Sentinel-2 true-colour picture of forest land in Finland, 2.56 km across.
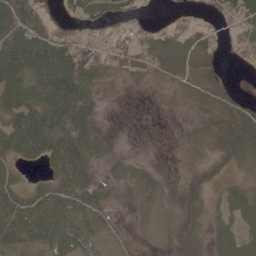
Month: May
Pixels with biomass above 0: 73%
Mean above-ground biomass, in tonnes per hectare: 33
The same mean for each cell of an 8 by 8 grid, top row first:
54 22 37 35 13 16 23 58
68 65 61 36 30 32 33 31
72 62 57 9 12 19 31 8
69 89 52 1 0 4 31 45
65 57 49 9 1 5 23 52
24 27 46 17 23 7 16 14
71 66 43 17 24 17 13 31
55 58 46 9 13 18 15 31
